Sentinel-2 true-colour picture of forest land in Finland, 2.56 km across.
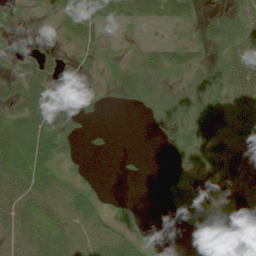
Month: July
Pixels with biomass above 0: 62%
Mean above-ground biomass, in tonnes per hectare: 27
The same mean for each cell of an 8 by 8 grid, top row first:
7 10 61 34 23 30 22 25
6 8 25 9 18 41 25 44
37 37 29 15 31 13 26 60
33 41 16 1 7 33 40 30
52 53 11 4 0 33 43 13
53 41 13 0 3 14 15 15
57 42 56 19 6 44 40 12
57 45 51 53 18 1 37 11
